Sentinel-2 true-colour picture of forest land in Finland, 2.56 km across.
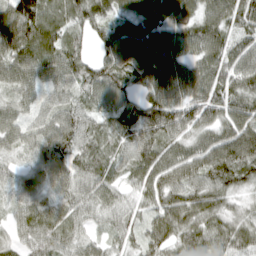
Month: April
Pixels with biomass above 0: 95%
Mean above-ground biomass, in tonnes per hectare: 73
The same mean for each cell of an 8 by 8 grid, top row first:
97 77 77 68 84 92 79 87
91 84 54 86 91 73 96 63
78 69 81 88 77 96 99 77
51 57 57 64 83 90 93 79
53 78 71 65 88 75 76 111
47 73 68 52 76 84 85 86
42 54 55 54 46 84 90 43
41 79 54 39 60 76 83 78
